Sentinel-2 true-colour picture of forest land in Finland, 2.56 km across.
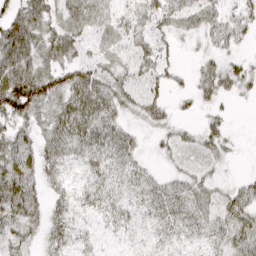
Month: April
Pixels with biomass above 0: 76%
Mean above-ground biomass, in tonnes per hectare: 32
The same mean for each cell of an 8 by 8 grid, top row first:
39 44 71 41 37 48 45 31
68 36 38 47 34 15 19 16
77 50 50 42 33 13 32 35
56 30 55 39 33 13 16 1
50 31 38 41 8 20 28 5
65 28 13 24 22 17 16 9
59 31 17 25 21 37 30 45
38 22 15 8 6 15 19 40
